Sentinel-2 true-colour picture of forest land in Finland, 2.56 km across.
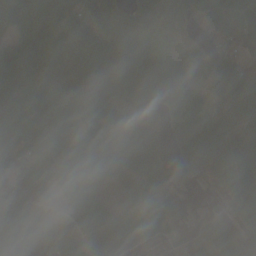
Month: October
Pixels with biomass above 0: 88%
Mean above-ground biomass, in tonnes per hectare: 89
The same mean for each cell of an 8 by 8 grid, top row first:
112 107 71 97 100 85 65 95
79 71 89 125 80 63 51 60
99 87 105 77 90 134 91 143
115 138 91 92 68 86 62 116
92 125 164 127 133 43 144 108
88 79 168 93 114 37 51 154
104 44 88 42 107 44 18 81
70 38 73 117 56 17 89 65
